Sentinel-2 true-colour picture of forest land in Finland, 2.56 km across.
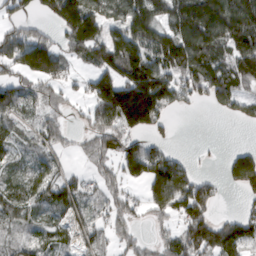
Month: March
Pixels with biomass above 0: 72%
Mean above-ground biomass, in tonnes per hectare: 103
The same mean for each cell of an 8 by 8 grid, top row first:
73 63 210 107 185 163 217 212
178 154 114 166 180 196 177 178
86 127 43 143 230 138 164 149
72 72 28 193 250 51 12 59
39 74 29 94 75 21 4 11
38 103 44 58 111 155 33 135
77 66 71 63 53 100 103 26
43 54 62 53 35 87 157 134
